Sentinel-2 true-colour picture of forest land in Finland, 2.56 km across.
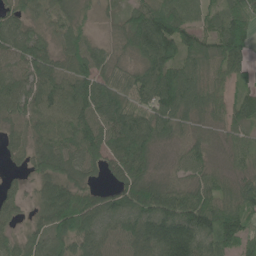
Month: June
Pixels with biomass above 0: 91%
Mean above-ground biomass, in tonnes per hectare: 78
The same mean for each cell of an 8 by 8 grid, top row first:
67 44 40 20 94 98 50 92
86 61 74 37 103 102 87 105
71 93 111 80 86 100 72 43
69 87 99 98 78 92 65 72
48 83 125 89 94 46 62 49
19 77 56 47 66 36 58 54
39 95 124 83 111 115 121 90
50 85 80 71 115 191 87 79
